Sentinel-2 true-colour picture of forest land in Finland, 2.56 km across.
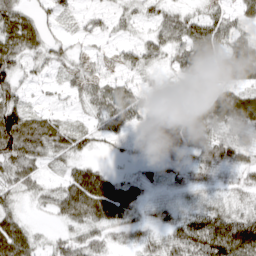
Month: March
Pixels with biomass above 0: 80%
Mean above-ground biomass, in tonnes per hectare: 37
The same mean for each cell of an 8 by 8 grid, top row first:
56 23 17 20 20 31 37 26
58 32 12 8 22 39 57 54
42 13 24 23 17 18 23 49
73 20 13 42 29 49 52 78
89 60 34 13 38 73 58 42
42 18 51 27 20 22 26 24
22 21 64 66 26 24 37 26
54 17 39 21 27 46 89 89
